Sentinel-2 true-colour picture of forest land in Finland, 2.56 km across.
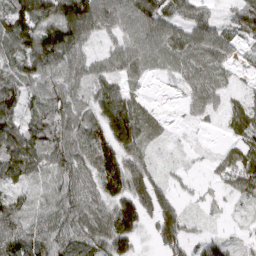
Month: March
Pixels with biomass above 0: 88%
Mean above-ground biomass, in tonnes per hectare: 73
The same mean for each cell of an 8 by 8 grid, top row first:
98 122 149 96 111 73 53 76
94 139 84 49 86 75 94 40
91 93 67 69 29 30 75 14
69 74 73 114 45 17 45 47
105 108 90 125 67 6 4 57
64 51 72 156 102 22 14 62
75 61 77 91 110 75 17 18
105 94 90 125 24 107 56 24
